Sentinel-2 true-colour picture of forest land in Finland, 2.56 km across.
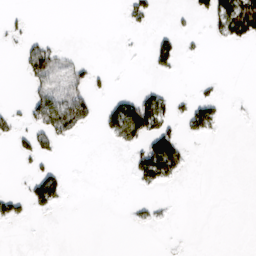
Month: March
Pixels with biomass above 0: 18%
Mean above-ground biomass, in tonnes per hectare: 20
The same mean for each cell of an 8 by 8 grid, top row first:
10 0 0 0 28 7 39 114
13 40 4 0 3 42 4 7
1 54 39 9 2 3 7 0
12 81 63 54 122 24 61 1
23 31 2 14 62 73 2 0
3 52 0 0 62 32 0 0
31 27 0 0 12 1 0 0
0 0 0 0 0 0 0 0
